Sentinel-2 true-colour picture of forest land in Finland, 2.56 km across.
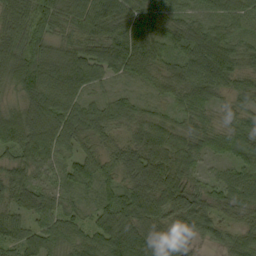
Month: September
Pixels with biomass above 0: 97%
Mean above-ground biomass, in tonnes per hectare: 72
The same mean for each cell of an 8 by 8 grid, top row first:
86 74 84 89 85 56 45 50
87 72 71 108 86 61 110 65
101 87 74 33 38 75 120 62
69 79 69 63 45 47 54 51
83 84 67 49 94 75 60 75
74 42 68 57 108 82 33 64
87 67 43 88 110 99 75 65
62 63 56 105 114 89 49 50
